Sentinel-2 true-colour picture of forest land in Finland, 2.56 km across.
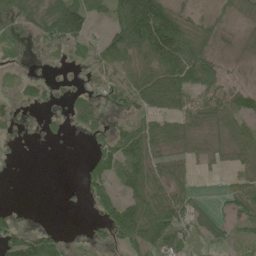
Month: June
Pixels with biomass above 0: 63%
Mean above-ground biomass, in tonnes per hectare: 45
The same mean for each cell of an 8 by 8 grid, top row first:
39 78 110 59 209 72 25 24
14 26 35 70 106 144 60 15
14 14 8 34 68 108 73 10
19 8 47 15 39 61 49 57
3 4 2 63 77 38 26 50
2 0 16 57 67 38 7 33
13 0 4 74 74 72 23 58
72 76 4 31 95 55 32 23
